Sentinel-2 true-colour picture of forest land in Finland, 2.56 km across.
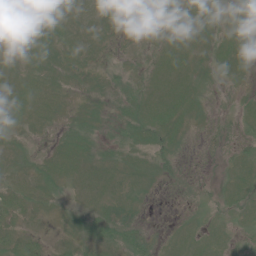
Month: June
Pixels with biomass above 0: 64%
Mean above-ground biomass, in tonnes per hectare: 7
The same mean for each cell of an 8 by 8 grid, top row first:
9 17 10 10 5 11 6 5
9 10 10 4 2 11 6 9
9 9 5 5 6 10 4 3
11 7 7 6 13 13 2 4
5 3 16 8 10 5 1 4
8 16 10 9 7 4 0 7
11 6 4 7 2 0 2 6
12 5 6 9 12 5 6 2
